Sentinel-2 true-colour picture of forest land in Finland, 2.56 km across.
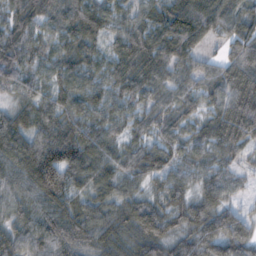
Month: November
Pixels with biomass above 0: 96%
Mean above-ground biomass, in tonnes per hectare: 72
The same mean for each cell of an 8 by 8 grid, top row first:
45 57 94 71 62 110 91 71
69 60 76 51 88 109 39 77
58 59 71 81 81 62 57 88
63 74 82 71 61 53 53 99
107 130 112 55 64 56 60 64
89 152 72 68 60 55 54 30
65 82 64 58 72 56 69 30
73 94 79 78 96 55 76 78
